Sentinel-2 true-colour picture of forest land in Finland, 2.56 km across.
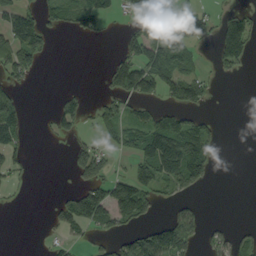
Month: September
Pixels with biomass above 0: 38%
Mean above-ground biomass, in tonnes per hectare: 43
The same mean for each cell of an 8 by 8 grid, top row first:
58 41 69 26 74 54 30 42
105 33 0 5 89 92 7 86
44 0 0 68 107 91 34 5
54 8 47 44 38 51 16 0
41 2 24 20 90 135 62 0
16 0 42 57 71 92 48 0
4 9 106 103 65 31 4 0
0 10 19 30 80 126 26 38
